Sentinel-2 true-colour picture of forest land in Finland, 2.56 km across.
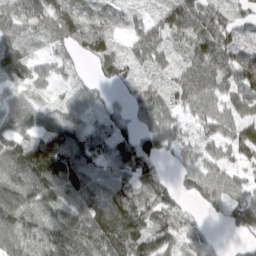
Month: March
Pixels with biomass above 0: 87%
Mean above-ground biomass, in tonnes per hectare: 66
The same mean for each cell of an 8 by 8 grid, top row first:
64 65 63 54 30 84 82 43
48 27 51 54 74 44 110 81
39 39 31 36 44 64 91 96
64 44 71 42 60 55 69 64
83 113 82 73 74 55 47 75
93 129 95 67 60 24 61 45
91 83 90 111 64 48 31 64
76 85 96 110 85 57 31 14
